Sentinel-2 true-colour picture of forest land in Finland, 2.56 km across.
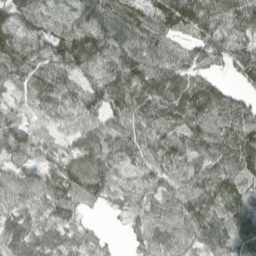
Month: April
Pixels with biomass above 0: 93%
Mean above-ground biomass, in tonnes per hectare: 77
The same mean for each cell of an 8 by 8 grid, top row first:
91 69 74 94 77 128 105 98
117 96 120 100 93 46 73 73
75 97 55 93 105 84 53 44
43 57 83 82 85 94 108 82
85 50 68 69 74 72 87 126
54 60 86 86 67 65 87 95
71 71 51 28 59 71 89 94
70 68 52 11 55 67 81 96
